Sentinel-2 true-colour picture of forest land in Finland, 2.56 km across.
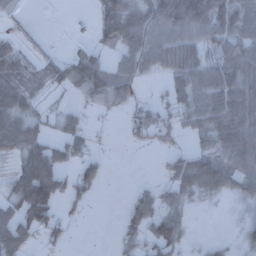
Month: December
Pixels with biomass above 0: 61%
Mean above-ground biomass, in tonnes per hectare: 41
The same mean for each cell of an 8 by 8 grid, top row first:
14 0 2 70 62 86 79 57
24 6 15 38 67 60 38 53
46 30 75 74 23 47 73 68
61 15 22 19 33 43 64 68
67 44 44 3 15 11 31 85
46 94 47 2 1 42 77 69
51 75 16 0 62 41 5 15
87 28 0 9 53 61 11 22
